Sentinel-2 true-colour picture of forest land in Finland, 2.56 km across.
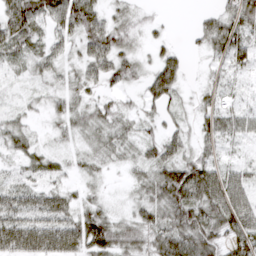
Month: March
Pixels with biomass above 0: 82%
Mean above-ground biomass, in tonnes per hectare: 39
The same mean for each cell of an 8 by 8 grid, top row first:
85 66 74 26 14 1 22 68
40 31 29 53 15 17 32 56
10 22 29 31 28 42 13 10
18 18 28 32 18 19 30 27
36 13 17 37 30 36 28 16
23 28 18 8 32 77 74 44
67 69 34 19 40 73 75 86
75 73 66 60 43 77 63 74
